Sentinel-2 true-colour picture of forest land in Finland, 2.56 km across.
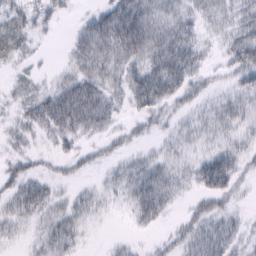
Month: February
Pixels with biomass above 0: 71%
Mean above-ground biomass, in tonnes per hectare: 30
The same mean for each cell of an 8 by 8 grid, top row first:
37 29 10 61 57 39 25 39
31 3 34 54 62 63 16 52
12 8 44 30 69 60 18 28
18 64 72 31 34 21 19 27
19 11 20 16 12 20 20 24
32 17 12 15 51 29 69 31
30 28 23 9 53 13 30 11
11 29 15 5 5 27 45 24
